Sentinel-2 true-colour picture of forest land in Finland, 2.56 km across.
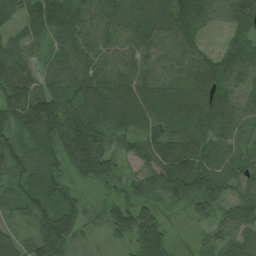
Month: July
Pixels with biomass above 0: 89%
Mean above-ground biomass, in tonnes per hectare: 99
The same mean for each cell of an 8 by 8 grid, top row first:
69 138 91 94 109 135 89 122
72 52 103 74 101 100 58 114
152 87 130 121 128 93 107 90
154 165 148 148 124 119 114 80
78 113 210 90 94 137 102 72
83 116 95 96 67 122 126 79
59 111 56 74 90 27 78 91
70 164 25 34 123 16 47 81
